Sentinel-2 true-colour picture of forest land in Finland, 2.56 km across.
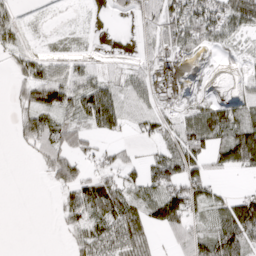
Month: March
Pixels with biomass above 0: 70%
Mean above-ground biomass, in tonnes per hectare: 46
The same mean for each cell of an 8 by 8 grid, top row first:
34 8 5 29 46 77 93 101
36 12 14 18 29 75 75 23
13 53 39 30 52 115 20 16
19 42 45 68 44 41 81 51
15 72 40 21 11 45 71 141
0 32 60 40 54 91 52 11
0 1 69 78 55 96 48 98
0 0 35 39 46 39 72 93
